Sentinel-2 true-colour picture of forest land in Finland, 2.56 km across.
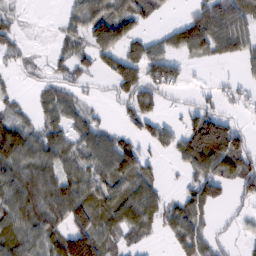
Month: February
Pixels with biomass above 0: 66%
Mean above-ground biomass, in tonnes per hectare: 57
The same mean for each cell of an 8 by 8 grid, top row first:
18 1 57 76 55 11 109 93
38 11 51 67 57 59 80 67
7 26 34 58 89 49 5 20
30 50 42 9 63 13 66 17
106 80 55 76 47 55 174 79
72 68 64 80 66 7 99 85
75 77 102 89 80 52 71 24
76 67 130 44 32 46 50 18
